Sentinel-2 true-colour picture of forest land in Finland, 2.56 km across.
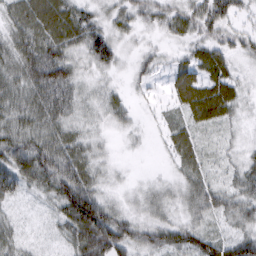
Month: March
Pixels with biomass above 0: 90%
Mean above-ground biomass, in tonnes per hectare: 41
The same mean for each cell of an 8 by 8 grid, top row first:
48 63 51 34 36 43 61 23
56 61 44 48 17 17 42 31
55 74 34 15 18 37 52 25
57 61 33 33 6 25 62 24
66 62 45 12 6 40 19 19
71 67 64 18 7 22 29 37
16 21 106 43 33 31 47 48
33 12 63 78 47 58 64 61
